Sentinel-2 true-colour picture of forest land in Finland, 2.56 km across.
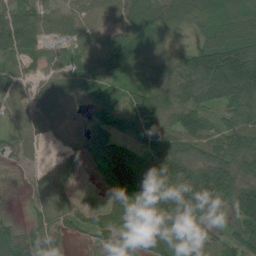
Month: July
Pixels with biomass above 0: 86%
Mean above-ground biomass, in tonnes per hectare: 80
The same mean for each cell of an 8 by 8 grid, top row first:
86 60 61 59 116 99 86 83
103 40 49 105 70 33 127 119
42 47 69 95 107 122 166 200
31 48 15 101 128 101 72 114
23 10 25 85 110 104 105 107
2 40 22 103 140 132 147 90
3 44 42 74 90 123 82 123
59 54 15 97 113 81 59 72
